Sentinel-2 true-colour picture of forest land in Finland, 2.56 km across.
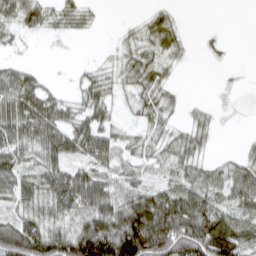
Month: March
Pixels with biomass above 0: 70%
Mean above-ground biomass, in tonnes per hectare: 49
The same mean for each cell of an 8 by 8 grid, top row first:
43 35 32 0 17 16 0 0
13 2 1 11 39 30 6 0
53 10 19 32 49 12 0 3
73 71 41 24 34 16 14 4
68 75 61 58 30 39 17 5
61 65 60 51 33 42 52 54
35 56 66 82 105 105 85 53
114 101 127 147 175 157 143 84
